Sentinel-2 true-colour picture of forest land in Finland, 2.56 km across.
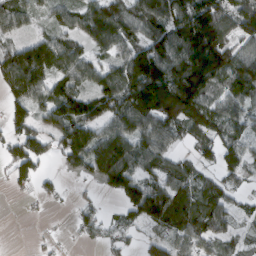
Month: March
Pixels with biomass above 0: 75%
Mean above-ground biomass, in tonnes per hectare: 89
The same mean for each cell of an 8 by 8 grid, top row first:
76 44 82 135 133 118 150 129
77 123 65 94 106 143 198 67
145 106 92 91 186 179 164 103
65 57 131 118 167 161 104 73
86 67 158 156 102 47 74 72
62 22 32 129 85 84 38 57
1 9 30 15 154 112 107 32
0 10 19 39 40 60 67 40
